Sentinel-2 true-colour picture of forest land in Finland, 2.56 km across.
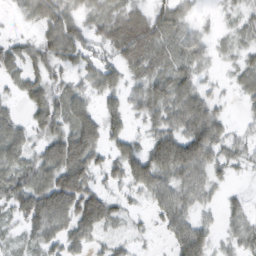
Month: February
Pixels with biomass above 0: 78%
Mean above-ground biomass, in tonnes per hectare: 40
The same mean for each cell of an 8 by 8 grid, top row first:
12 61 43 51 48 46 7 22
37 51 48 41 66 41 26 23
29 45 24 39 43 55 16 24
19 57 49 35 37 51 59 8
50 50 78 32 34 68 65 27
43 58 76 31 59 52 43 10
42 79 78 46 17 58 18 22
18 40 38 24 12 41 36 26
